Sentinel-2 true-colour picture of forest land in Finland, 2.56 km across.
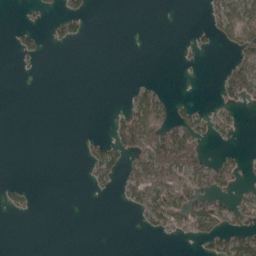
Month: May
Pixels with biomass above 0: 24%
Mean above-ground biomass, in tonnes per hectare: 25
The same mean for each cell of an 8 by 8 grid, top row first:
0 11 37 0 0 0 19 81
19 10 3 0 0 3 10 70
1 0 0 0 6 1 0 91
0 0 0 7 92 31 14 16
0 0 6 46 105 155 25 4
0 0 1 36 83 120 61 30
16 0 0 1 55 97 64 35
0 0 0 0 2 18 57 68
